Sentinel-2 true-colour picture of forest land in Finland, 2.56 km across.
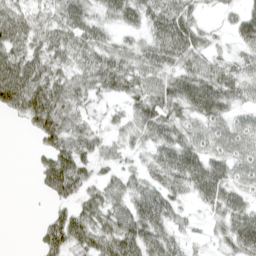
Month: April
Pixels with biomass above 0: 80%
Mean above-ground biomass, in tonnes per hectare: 50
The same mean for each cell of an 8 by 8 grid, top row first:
61 45 57 39 53 81 13 37
62 58 61 43 43 83 37 34
96 70 42 67 51 58 72 58
43 94 45 25 65 47 69 32
0 47 67 33 34 63 50 56
0 75 73 28 38 64 76 44
0 16 47 55 73 35 32 52
0 64 69 81 77 37 16 63
